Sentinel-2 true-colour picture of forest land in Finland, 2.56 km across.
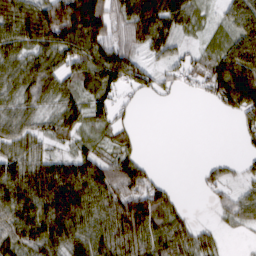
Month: March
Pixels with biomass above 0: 75%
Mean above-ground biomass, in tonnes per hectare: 61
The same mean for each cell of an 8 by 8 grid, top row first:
90 121 200 80 117 92 18 76
68 80 82 84 46 34 28 86
60 77 56 78 48 26 56 123
51 43 54 48 2 0 2 59
55 30 36 39 7 0 0 10
85 99 99 96 75 1 26 24
88 101 98 85 118 40 9 59
68 80 74 87 91 87 40 4
